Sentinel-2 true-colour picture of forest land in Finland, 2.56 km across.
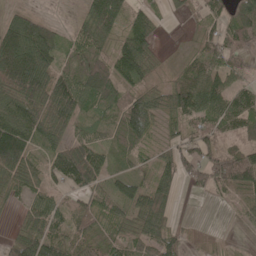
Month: May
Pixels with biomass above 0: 82%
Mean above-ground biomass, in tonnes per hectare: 71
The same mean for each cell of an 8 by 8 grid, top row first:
52 18 29 97 50 15 46 83
156 118 64 59 89 4 50 64
167 133 101 103 63 46 96 49
112 126 86 59 115 98 98 101
167 72 83 50 44 50 79 49
85 55 126 55 39 75 84 123
29 86 46 56 104 32 3 41
59 94 56 44 78 45 12 5
